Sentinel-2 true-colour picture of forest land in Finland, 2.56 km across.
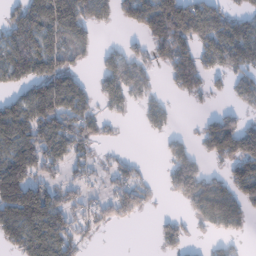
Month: January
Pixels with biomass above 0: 59%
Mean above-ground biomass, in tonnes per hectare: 71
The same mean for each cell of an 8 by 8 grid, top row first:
56 125 106 60 98 177 108 49
99 82 64 20 41 119 81 120
69 111 44 99 66 73 45 59
89 131 94 34 37 15 18 47
108 104 78 12 0 34 77 142
134 50 36 40 23 99 58 86
165 142 51 60 41 7 130 83
82 137 54 1 0 49 22 22
